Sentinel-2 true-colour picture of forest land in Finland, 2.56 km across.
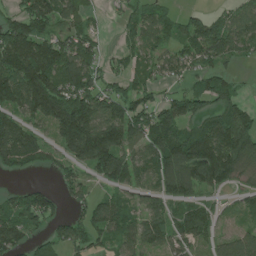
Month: June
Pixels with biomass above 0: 74%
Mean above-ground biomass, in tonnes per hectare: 97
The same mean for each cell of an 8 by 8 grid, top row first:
81 149 73 16 83 35 50 64
146 128 117 13 58 57 126 74
151 193 156 64 59 50 81 27
98 206 225 127 110 119 95 103
170 71 219 154 111 156 206 142
42 25 54 110 82 170 117 54
81 101 54 77 58 65 60 30
122 67 86 51 102 106 51 67
